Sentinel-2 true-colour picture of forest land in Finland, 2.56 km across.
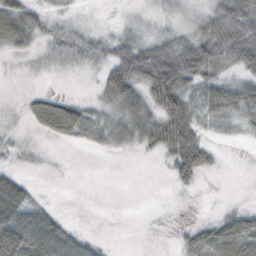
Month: October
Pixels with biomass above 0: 63%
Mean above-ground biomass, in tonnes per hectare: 28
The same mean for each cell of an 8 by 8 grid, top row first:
61 22 8 2 8 13 27 75
26 15 30 34 46 52 65 63
3 4 3 47 52 83 41 28
6 56 40 37 41 74 39 43
15 7 16 25 29 71 22 6
22 4 0 0 0 32 9 0
66 14 0 0 1 3 1 13
78 54 22 2 2 10 47 73
